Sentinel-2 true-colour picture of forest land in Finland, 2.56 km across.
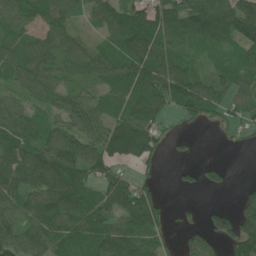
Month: June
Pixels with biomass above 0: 79%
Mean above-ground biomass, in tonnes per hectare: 73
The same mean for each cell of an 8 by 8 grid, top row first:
87 73 50 90 85 94 101 143
59 77 77 63 103 47 46 80
72 93 46 67 92 118 59 67
56 51 98 55 87 41 52 53
88 102 96 121 112 18 0 14
94 131 82 74 16 22 42 1
83 107 105 72 79 7 32 82
101 96 88 114 78 23 67 139
